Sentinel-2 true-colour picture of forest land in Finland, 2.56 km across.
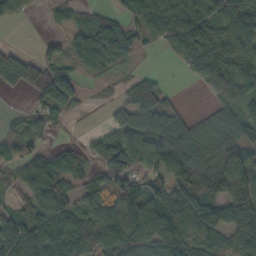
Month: October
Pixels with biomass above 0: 75%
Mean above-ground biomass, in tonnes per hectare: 66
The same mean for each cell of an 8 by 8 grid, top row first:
33 11 21 38 84 99 83 107
18 22 52 84 24 63 83 95
72 98 34 17 34 2 59 81
9 47 13 30 99 36 26 69
56 19 15 67 105 133 88 107
35 90 50 77 68 68 67 158
27 81 52 77 129 110 70 96
113 115 95 105 91 87 62 78
